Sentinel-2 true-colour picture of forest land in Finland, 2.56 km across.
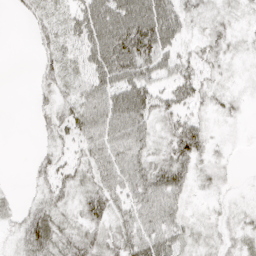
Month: April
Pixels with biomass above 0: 77%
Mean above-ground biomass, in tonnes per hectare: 31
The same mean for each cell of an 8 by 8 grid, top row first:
4 23 42 78 77 43 15 11
0 20 37 93 85 32 23 11
0 19 30 63 50 42 22 8
0 17 46 62 54 41 15 9
0 13 31 49 34 58 25 2
0 25 24 50 51 52 14 2
12 32 27 41 49 32 7 8
17 47 37 30 52 37 12 17
